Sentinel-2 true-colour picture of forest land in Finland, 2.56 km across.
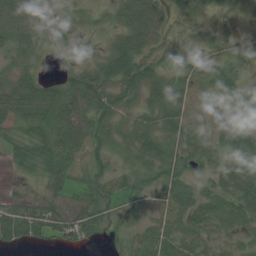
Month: July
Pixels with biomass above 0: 81%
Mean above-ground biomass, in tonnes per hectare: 38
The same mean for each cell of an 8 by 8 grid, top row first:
65 11 8 22 82 27 20 15
40 16 6 34 60 27 26 16
35 28 62 66 66 47 46 29
47 43 69 59 36 54 20 21
38 57 46 37 53 46 41 43
11 41 23 27 47 54 31 52
39 35 34 21 28 49 55 53
39 32 40 20 45 53 34 22
